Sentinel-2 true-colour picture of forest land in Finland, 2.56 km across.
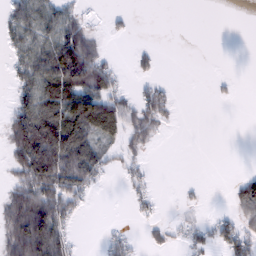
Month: February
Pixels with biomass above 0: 44%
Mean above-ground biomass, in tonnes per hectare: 37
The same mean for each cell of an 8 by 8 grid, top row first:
45 50 27 9 0 0 0 0
33 66 116 3 9 0 0 0
30 83 92 40 18 3 3 4
49 96 108 89 51 11 0 0
76 138 96 28 29 0 0 0
43 115 87 10 20 0 0 17
86 108 24 0 15 5 5 63
94 137 7 26 10 12 31 63
